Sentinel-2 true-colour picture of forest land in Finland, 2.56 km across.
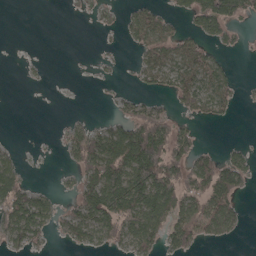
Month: April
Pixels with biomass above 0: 45%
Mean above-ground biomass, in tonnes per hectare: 41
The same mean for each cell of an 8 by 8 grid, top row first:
0 0 5 11 52 23 89 40
0 0 0 5 43 56 31 11
1 3 1 4 27 51 57 14
0 0 3 13 62 32 36 5
6 1 74 107 156 73 7 14
44 1 43 110 123 81 96 56
88 49 61 115 111 81 96 30
40 14 39 42 71 57 27 5
